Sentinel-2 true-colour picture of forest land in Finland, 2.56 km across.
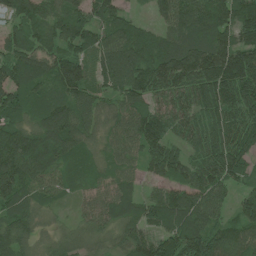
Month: July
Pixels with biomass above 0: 92%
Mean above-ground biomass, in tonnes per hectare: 103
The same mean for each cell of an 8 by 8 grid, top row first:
93 87 93 94 18 120 145 168
98 83 80 117 101 117 134 151
112 96 132 105 132 135 147 161
91 106 98 60 112 98 102 116
142 157 78 66 110 71 112 135
141 118 51 71 66 95 109 84
89 43 41 90 95 131 107 78
107 43 66 60 103 144 159 103
